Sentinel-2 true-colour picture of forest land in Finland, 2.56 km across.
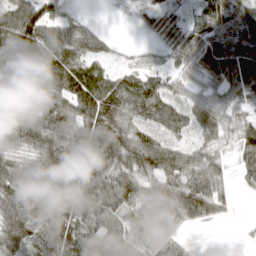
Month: March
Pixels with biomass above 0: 89%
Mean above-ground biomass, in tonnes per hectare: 67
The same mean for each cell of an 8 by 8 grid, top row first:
100 75 20 5 39 40 64 67
150 96 61 17 14 68 78 99
48 83 91 59 67 45 48 82
56 86 80 86 74 53 63 47
64 83 78 92 83 43 43 57
71 82 104 75 69 86 85 25
93 73 95 89 65 82 67 5
103 110 122 78 60 42 0 3
